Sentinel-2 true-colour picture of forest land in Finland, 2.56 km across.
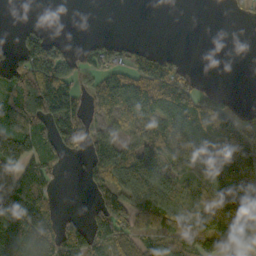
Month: October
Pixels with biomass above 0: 60%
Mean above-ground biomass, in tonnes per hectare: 69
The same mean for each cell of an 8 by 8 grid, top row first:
0 0 0 0 0 0 0 8
33 100 12 22 18 2 0 0
97 143 53 61 76 62 2 0
126 129 76 55 85 84 99 33
183 76 61 101 85 78 81 87
90 57 20 104 206 80 51 67
114 68 3 118 92 123 126 162
157 95 97 92 50 88 138 107
